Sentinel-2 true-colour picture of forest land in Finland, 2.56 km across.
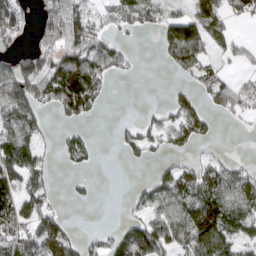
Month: March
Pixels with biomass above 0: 55%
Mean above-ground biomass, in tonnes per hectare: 50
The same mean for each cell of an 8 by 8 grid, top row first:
74 46 53 36 52 52 80 39
23 53 78 53 1 86 54 30
111 110 130 26 1 9 48 25
95 37 76 1 12 55 40 40
82 17 37 7 53 41 21 0
75 43 12 0 5 75 63 49
72 44 5 0 48 78 101 69
61 92 35 43 107 66 116 63
